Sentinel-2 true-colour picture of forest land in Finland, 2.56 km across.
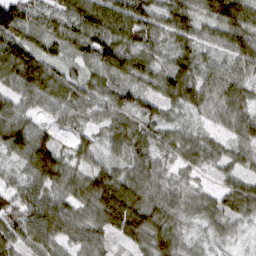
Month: March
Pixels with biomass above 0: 96%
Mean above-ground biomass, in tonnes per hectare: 69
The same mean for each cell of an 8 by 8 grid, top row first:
107 56 100 103 86 82 71 98
105 49 64 99 79 57 39 77
82 91 56 60 62 91 65 60
76 45 57 60 59 38 52 68
100 81 46 46 64 61 53 55
39 102 68 90 87 32 23 51
69 88 66 145 117 66 56 80
66 73 65 44 90 71 28 16
